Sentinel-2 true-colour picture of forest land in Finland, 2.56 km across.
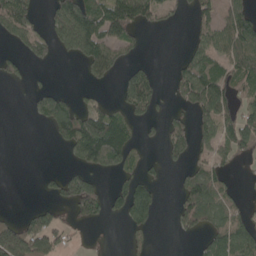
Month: May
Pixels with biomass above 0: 44%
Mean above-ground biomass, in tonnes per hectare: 53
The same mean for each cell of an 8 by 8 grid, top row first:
89 39 136 116 79 16 40 91
20 41 93 80 15 2 66 95
23 2 8 25 74 35 109 69
0 79 79 55 41 24 76 65
0 7 145 140 18 64 45 81
0 15 66 30 38 13 76 9
3 47 81 39 105 39 94 35
172 104 6 2 14 6 48 73
